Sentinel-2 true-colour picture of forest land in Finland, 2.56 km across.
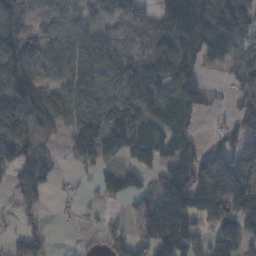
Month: November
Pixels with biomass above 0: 74%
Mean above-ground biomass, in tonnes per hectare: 98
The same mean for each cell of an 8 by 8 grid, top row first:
101 56 62 88 75 154 90 153
154 97 89 88 64 117 75 41
189 109 94 101 161 133 20 53
172 133 95 154 107 87 19 90
125 33 146 136 108 98 37 70
115 98 16 66 60 178 230 173
54 21 16 13 97 224 194 96
65 45 8 71 82 195 76 103
